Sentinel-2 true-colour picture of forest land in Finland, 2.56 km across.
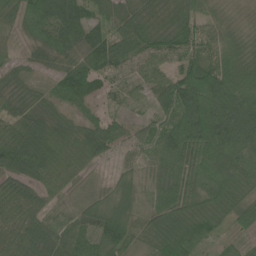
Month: June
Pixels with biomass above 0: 95%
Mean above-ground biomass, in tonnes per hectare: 78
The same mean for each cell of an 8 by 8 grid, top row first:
72 106 72 59 57 69 56 19
23 72 76 92 71 66 64 64
38 25 95 47 55 102 141 121
67 58 31 36 35 116 165 137
130 145 98 72 51 116 163 122
92 100 54 34 57 95 138 80
82 69 49 83 62 113 78 67
94 88 50 88 53 117 41 27
